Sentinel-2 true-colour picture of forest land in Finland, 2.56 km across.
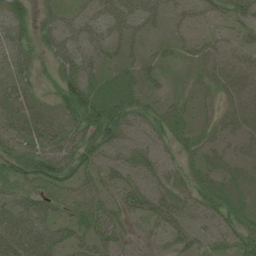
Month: July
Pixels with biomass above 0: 67%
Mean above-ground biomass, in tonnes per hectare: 36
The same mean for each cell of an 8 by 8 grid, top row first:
42 21 26 46 49 17 25 41
39 28 42 29 19 24 18 20
26 17 59 33 39 13 23 13
22 17 56 62 46 44 16 26
36 36 46 49 31 31 24 18
48 77 42 38 40 32 49 21
50 41 46 34 60 50 46 35
58 48 41 46 17 26 22 42
